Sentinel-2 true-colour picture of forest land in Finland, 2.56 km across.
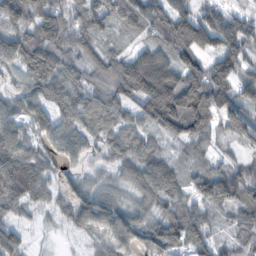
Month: November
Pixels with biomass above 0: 91%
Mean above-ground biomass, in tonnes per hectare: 96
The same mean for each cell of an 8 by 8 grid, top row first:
148 126 96 49 107 140 99 72
121 139 89 46 72 139 97 128
21 118 79 118 204 148 173 114
65 84 108 101 110 209 164 103
127 63 71 79 90 58 82 54
167 71 42 48 112 79 104 126
73 42 84 87 61 93 76 107
92 7 22 85 77 121 92 70
